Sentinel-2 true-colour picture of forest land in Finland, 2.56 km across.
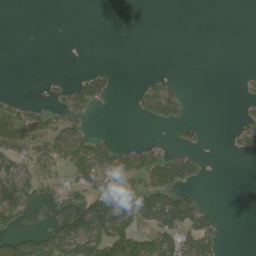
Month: July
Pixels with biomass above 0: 32%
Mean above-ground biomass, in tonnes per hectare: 35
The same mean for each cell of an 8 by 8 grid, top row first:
0 0 0 0 0 0 0 0
0 0 0 0 0 0 0 0
0 6 37 29 15 12 0 7
54 40 42 0 41 59 0 7
75 74 82 44 25 17 5 34
88 38 53 70 65 110 8 0
107 26 63 100 95 127 28 0
68 80 110 110 58 78 71 0
